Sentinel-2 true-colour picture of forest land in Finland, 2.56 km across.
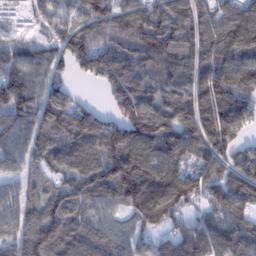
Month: February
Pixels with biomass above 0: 91%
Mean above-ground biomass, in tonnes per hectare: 116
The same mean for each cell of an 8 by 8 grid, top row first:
38 95 114 130 133 148 95 137
83 90 142 121 152 145 149 150
132 100 30 127 108 105 155 175
146 125 112 78 146 111 147 152
99 102 114 142 139 143 135 86
65 62 107 138 151 131 133 108
77 106 96 71 156 122 96 113
82 146 112 83 59 120 143 120
